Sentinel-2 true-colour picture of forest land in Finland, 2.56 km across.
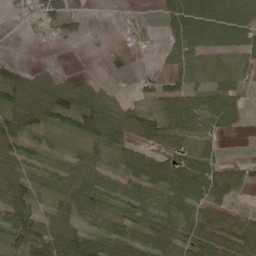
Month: May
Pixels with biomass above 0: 72%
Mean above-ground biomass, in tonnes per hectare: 60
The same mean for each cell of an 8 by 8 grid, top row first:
13 53 22 3 5 88 80 66
1 4 2 15 5 77 71 69
81 70 41 14 18 48 38 51
75 120 135 91 59 101 87 57
78 28 43 82 67 55 25 0
129 66 63 38 71 105 108 65
125 47 80 65 72 72 78 24
50 75 81 83 55 89 80 84
